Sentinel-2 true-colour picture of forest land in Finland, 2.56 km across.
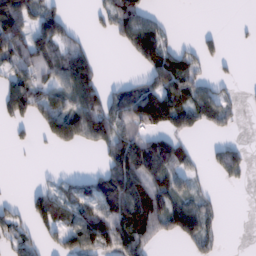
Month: February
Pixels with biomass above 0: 52%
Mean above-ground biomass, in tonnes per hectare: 55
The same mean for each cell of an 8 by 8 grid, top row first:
123 68 1 71 62 1 0 0
109 92 49 7 96 38 30 4
81 69 116 9 48 98 31 8
77 97 125 95 125 91 71 20
14 37 75 102 85 54 11 13
0 11 23 96 98 61 15 12
25 84 92 105 119 75 35 0
55 30 84 75 63 32 41 0
